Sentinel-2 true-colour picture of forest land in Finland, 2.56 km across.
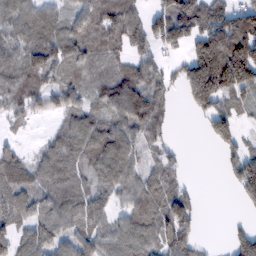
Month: February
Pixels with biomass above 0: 77%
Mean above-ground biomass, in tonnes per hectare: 87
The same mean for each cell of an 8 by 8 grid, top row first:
89 71 80 94 69 169 114 112
81 130 84 67 60 68 193 202
94 68 58 76 96 46 276 196
62 85 82 76 116 19 91 52
29 57 116 118 67 17 17 56
105 102 80 101 67 39 0 102
86 84 108 59 106 133 0 23
75 105 96 83 100 128 8 102
